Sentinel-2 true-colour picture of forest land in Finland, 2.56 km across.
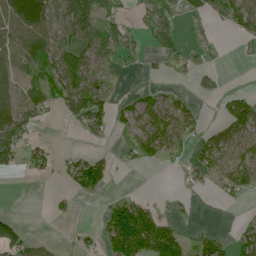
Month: June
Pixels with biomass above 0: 49%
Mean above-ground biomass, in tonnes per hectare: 41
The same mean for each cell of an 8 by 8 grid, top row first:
102 79 79 50 34 34 36 69
54 65 70 65 30 33 23 8
35 69 73 17 4 9 17 0
66 34 79 48 44 51 5 80
73 19 6 10 60 40 44 42
13 20 94 24 0 3 25 51
1 9 4 51 58 12 0 6
57 15 17 97 140 77 57 51
